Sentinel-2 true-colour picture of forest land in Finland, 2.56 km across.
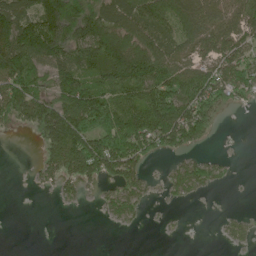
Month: June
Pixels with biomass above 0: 62%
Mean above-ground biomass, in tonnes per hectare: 83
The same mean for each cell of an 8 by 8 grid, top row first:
115 172 206 105 116 105 100 96
163 185 153 213 126 75 86 97
133 91 129 152 167 136 131 123
80 127 197 161 145 156 90 10
0 82 149 170 115 96 24 0
0 42 97 95 54 54 68 2
0 0 9 42 26 8 0 2
0 0 0 0 0 1 0 26
